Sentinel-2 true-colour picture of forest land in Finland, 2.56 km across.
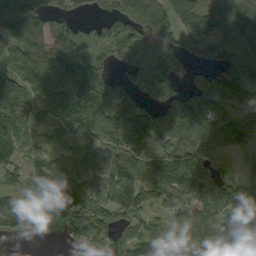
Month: September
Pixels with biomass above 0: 82%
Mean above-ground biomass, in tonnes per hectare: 103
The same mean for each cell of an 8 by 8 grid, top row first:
145 84 29 76 146 84 103 121
97 108 56 90 69 78 77 127
92 132 100 69 88 76 85 137
140 97 185 126 66 111 138 75
118 68 111 109 91 102 105 69
76 151 119 133 102 152 124 70
119 152 190 162 114 93 95 169
19 27 92 109 91 69 129 54
